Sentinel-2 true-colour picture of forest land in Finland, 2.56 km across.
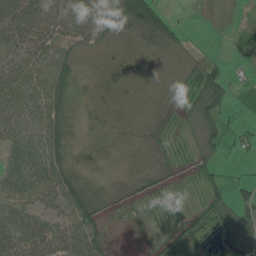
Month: August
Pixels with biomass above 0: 66%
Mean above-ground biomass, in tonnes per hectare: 33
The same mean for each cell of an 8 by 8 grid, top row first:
82 74 92 64 83 13 0 0
69 66 38 13 16 19 2 24
67 69 15 3 3 12 75 8
64 62 4 4 4 9 57 3
63 79 2 1 6 8 30 15
69 77 19 1 15 8 20 8
58 50 50 10 9 6 18 52
88 71 72 13 4 26 20 48
